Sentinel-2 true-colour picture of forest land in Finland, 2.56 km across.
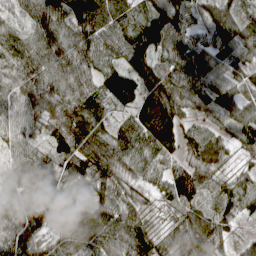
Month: April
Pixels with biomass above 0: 98%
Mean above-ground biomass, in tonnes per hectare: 99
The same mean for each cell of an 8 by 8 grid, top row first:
66 173 175 122 91 122 77 102
96 149 149 90 144 84 80 91
105 158 149 112 147 97 86 68
78 108 136 59 149 118 76 97
66 80 132 122 112 98 100 64
73 116 103 102 66 91 79 47
95 95 77 106 73 75 48 61
128 79 95 109 97 79 112 25
